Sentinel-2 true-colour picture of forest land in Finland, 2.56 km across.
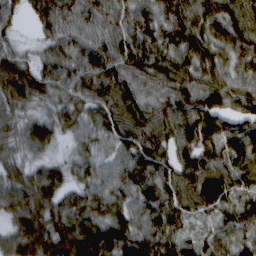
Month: March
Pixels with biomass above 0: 96%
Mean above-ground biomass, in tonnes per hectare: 86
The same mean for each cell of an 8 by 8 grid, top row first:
43 97 78 81 92 102 88 90
43 49 84 90 109 87 83 94
66 79 88 104 74 98 73 79
37 39 66 95 90 104 112 76
50 59 44 69 103 100 90 115
60 82 49 78 101 96 120 84
91 90 100 87 92 90 86 88
105 137 151 133 109 85 61 78
